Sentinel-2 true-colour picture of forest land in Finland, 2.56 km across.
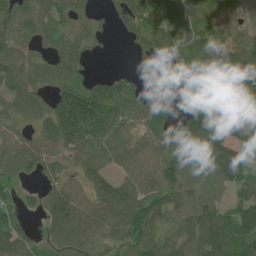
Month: June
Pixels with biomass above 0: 82%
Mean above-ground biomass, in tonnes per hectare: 74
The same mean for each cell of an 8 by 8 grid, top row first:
66 62 54 41 82 82 71 40
52 36 60 3 66 83 57 78
75 52 67 72 20 22 89 131
70 92 207 101 64 36 103 83
58 74 104 82 60 85 134 95
36 43 49 60 68 86 86 120
42 60 85 135 104 66 79 76
83 43 78 59 89 65 107 106
